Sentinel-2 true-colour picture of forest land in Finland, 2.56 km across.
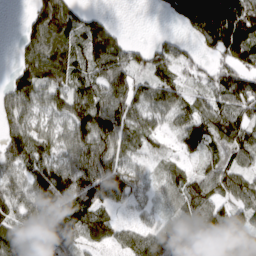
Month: March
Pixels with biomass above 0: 82%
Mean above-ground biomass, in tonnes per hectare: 78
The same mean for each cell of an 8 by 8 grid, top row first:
2 133 54 9 0 48 137 126
20 94 77 102 44 52 47 128
70 91 81 124 58 65 51 117
91 58 113 140 81 73 75 101
108 74 109 93 51 26 56 89
52 148 122 91 31 57 67 66
83 119 107 46 29 44 98 70
101 65 58 49 92 127 120 87
